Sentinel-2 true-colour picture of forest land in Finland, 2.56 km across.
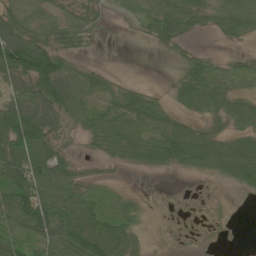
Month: June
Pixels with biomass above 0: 68%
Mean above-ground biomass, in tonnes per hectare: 48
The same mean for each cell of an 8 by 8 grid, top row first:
44 37 38 8 30 94 41 70
129 65 29 0 3 29 10 12
67 123 60 22 4 35 74 25
103 90 48 57 68 32 50 64
108 59 11 69 69 90 71 81
97 82 29 6 7 9 22 85
106 86 81 21 9 2 3 0
46 58 97 107 16 2 2 0
